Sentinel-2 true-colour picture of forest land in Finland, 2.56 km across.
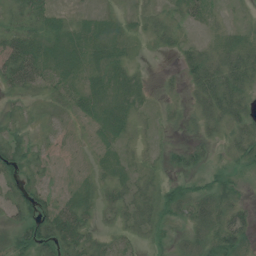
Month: July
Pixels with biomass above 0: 71%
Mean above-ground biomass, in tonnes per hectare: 22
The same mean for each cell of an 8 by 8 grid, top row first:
23 23 6 9 14 17 14 3
41 26 25 22 6 17 19 31
40 29 16 22 6 11 54 46
9 11 24 25 11 14 41 41
22 10 4 15 12 14 20 32
20 7 5 12 21 17 17 17
23 22 28 23 37 31 43 32
23 41 38 20 14 13 36 40
